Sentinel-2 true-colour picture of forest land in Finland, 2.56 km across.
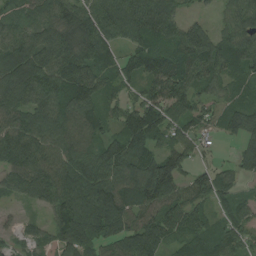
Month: August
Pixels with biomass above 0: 90%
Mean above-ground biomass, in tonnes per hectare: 83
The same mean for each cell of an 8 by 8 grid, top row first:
53 69 93 100 106 62 17 82
116 116 106 66 82 89 97 87
110 108 123 63 84 110 80 57
90 97 106 48 114 75 54 71
121 94 85 72 98 78 18 42
87 118 108 104 122 114 65 40
18 67 127 145 90 86 53 55
32 58 111 73 104 56 81 64
